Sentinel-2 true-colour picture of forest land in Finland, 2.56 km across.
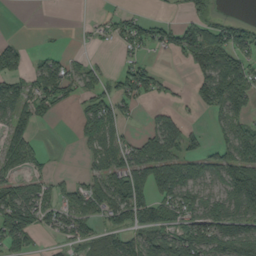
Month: September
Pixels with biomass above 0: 55%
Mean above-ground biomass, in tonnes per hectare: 56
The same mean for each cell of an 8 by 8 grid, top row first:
0 3 0 19 23 13 31 11
37 15 5 11 40 64 88 56
54 90 47 32 88 10 84 80
77 31 35 69 13 24 40 50
95 5 20 62 67 67 27 107
55 35 23 94 106 114 65 123
124 73 69 94 95 81 67 82
79 13 50 56 79 99 112 121
